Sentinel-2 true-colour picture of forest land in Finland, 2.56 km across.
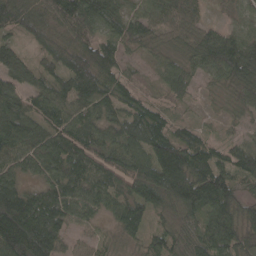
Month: April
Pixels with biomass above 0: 94%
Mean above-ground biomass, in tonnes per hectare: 84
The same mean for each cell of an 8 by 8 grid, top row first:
110 84 125 94 69 80 32 49
61 63 101 79 53 59 123 142
87 63 125 80 28 67 33 111
102 73 66 69 76 31 10 37
102 93 106 86 104 117 62 47
70 68 86 86 111 153 124 70
173 122 80 56 85 115 97 81
197 137 22 23 48 80 89 101
